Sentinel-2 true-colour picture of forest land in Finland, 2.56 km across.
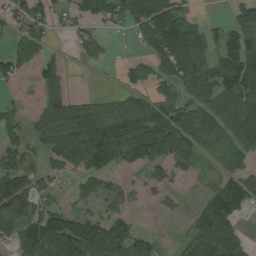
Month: August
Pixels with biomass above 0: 74%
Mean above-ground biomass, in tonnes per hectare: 75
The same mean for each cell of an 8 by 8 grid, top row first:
59 60 55 71 121 99 8 43
49 38 27 7 63 169 91 137
106 110 1 1 49 90 102 137
80 121 70 44 64 85 77 97
60 60 113 123 118 102 80 96
126 47 44 44 38 45 20 76
134 47 43 42 16 24 85 82
59 153 187 120 52 25 123 77
